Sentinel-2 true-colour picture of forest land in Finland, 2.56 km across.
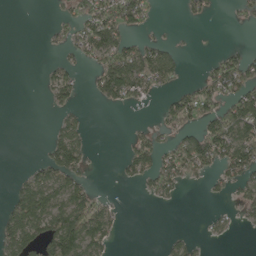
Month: May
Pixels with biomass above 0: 40%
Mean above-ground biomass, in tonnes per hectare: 44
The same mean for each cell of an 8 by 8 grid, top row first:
0 4 69 89 52 3 24 20
0 11 54 106 57 16 0 16
0 27 21 139 99 34 64 95
0 10 21 8 3 87 73 123
0 32 55 0 51 44 112 113
14 74 50 2 49 57 25 65
82 111 99 24 1 3 3 29
89 126 128 33 0 17 10 1
